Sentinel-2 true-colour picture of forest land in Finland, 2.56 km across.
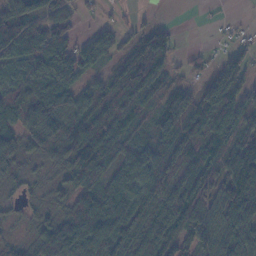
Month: November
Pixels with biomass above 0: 82%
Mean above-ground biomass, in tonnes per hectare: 84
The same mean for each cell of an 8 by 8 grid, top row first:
161 92 36 13 13 0 2 4
102 119 67 62 105 33 11 35
63 112 70 76 147 42 40 76
69 110 78 102 61 130 124 106
86 78 142 99 77 123 116 110
38 29 97 92 115 114 113 150
21 37 106 135 99 114 106 125
26 117 134 138 94 101 83 113
